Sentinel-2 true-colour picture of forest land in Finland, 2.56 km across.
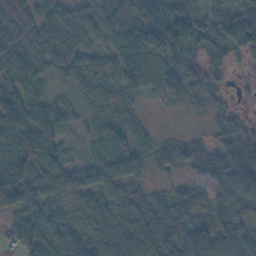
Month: November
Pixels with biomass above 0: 91%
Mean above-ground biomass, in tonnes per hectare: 59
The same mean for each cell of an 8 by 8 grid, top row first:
89 48 74 70 53 89 39 93
60 74 69 57 98 97 46 74
51 26 48 58 61 49 64 6
97 60 24 58 16 7 19 15
124 61 17 62 38 34 25 57
111 63 45 84 27 25 47 71
49 61 55 59 73 81 52 52
53 75 58 77 78 73 102 73
